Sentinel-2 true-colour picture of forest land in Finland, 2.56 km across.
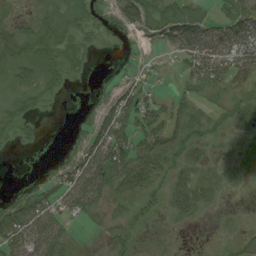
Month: August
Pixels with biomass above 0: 62%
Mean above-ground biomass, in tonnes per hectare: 19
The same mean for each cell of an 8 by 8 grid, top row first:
6 11 14 9 21 25 16 28
26 28 16 1 4 30 53 57
18 22 3 6 9 6 37 20
20 4 4 41 34 18 8 8
10 1 17 60 22 24 12 3
0 13 52 51 33 22 18 6
37 37 35 9 8 26 14 2
55 57 4 9 2 1 0 5
